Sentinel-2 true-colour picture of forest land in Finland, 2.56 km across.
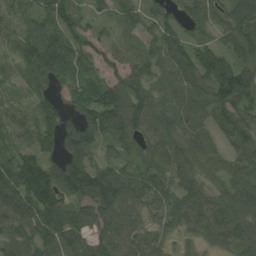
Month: August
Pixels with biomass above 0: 91%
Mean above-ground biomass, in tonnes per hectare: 78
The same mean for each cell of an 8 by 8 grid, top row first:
41 77 50 41 59 46 77 99
50 140 76 41 41 90 84 105
32 84 63 60 72 77 115 134
43 75 70 117 85 68 73 77
71 70 117 70 66 71 51 65
143 147 163 80 72 68 42 71
139 134 73 92 51 57 69 82
70 91 84 75 52 29 45 92
